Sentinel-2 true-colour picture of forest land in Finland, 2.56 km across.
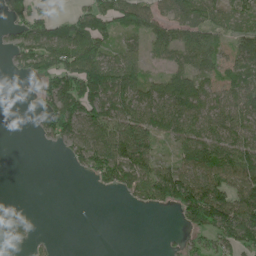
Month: June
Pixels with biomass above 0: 63%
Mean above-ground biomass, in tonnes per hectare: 69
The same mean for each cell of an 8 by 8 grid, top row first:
63 42 63 96 93 84 77 60
62 123 130 47 54 98 106 79
14 83 137 115 64 83 90 94
0 91 124 101 90 118 115 119
0 19 83 106 102 65 109 106
0 0 15 96 106 101 114 118
33 0 0 0 27 51 132 117
39 9 0 0 0 12 60 86
